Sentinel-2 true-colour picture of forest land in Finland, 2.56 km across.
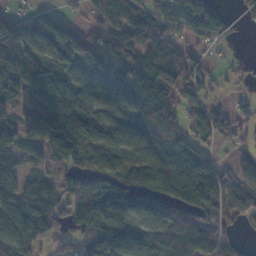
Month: November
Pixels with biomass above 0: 79%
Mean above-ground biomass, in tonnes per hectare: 91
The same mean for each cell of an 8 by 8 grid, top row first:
49 73 19 76 94 99 91 36
146 136 90 61 100 87 33 14
129 106 106 100 126 114 60 21
90 173 132 119 108 70 76 45
104 124 144 107 97 88 49 37
96 39 72 110 115 142 125 76
105 89 119 188 87 92 112 60
97 52 73 129 95 104 85 29
